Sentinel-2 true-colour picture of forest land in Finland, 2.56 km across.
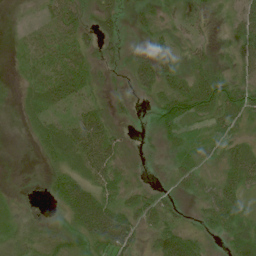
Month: July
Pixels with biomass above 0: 77%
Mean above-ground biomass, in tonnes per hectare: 34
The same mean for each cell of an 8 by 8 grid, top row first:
2 26 30 38 27 18 18 46
10 40 36 21 20 27 24 39
9 45 54 7 41 49 63 39
8 31 35 22 3 66 47 52
2 38 65 49 5 32 31 37
2 19 43 43 4 25 19 58
12 5 104 69 51 20 38 41
29 24 45 87 25 64 18 49
